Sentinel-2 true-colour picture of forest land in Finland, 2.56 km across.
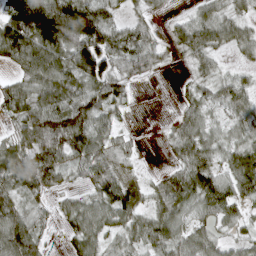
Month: April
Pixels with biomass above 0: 82%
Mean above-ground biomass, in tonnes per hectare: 61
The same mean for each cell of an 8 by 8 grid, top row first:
134 139 123 46 27 15 55 40
102 111 106 87 69 36 63 40
46 84 79 73 23 7 46 43
66 112 105 54 0 21 46 69
56 105 95 55 5 48 54 57
67 73 33 84 21 53 70 87
63 31 55 85 43 70 61 44
110 22 55 38 60 57 54 36
